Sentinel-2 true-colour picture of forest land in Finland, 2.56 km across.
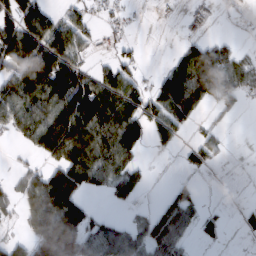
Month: February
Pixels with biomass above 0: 54%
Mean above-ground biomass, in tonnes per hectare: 53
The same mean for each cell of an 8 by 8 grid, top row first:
83 52 38 19 2 3 10 13
108 97 49 17 6 15 63 24
80 102 78 75 19 100 99 68
89 80 115 102 65 80 23 17
13 93 120 111 42 30 42 0
22 70 102 67 20 5 6 0
30 99 64 9 7 89 14 10
26 119 102 100 81 93 21 4
